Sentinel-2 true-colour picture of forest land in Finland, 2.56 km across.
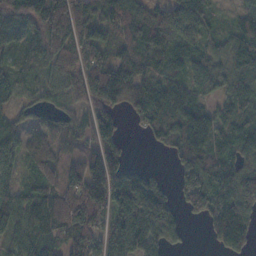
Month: November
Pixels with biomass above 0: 84%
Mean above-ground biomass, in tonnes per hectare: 90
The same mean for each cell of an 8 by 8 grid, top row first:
95 203 139 85 94 132 82 39
59 159 111 64 86 90 73 75
59 47 74 104 73 70 113 71
48 47 50 76 94 101 78 63
64 88 39 91 11 76 103 97
47 87 95 138 64 51 112 135
88 89 151 108 237 86 114 113
73 66 91 163 162 66 23 82
